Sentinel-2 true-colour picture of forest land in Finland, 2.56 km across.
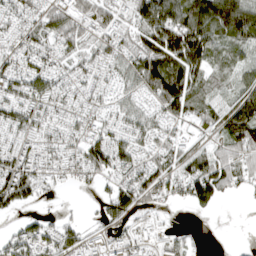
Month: April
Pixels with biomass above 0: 78%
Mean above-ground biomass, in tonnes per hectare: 79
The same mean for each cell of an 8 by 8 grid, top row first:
75 70 71 73 118 138 151 170
64 72 71 72 113 165 125 68
104 96 65 56 128 156 66 61
92 85 73 48 60 88 68 111
64 64 84 107 60 67 41 114
149 63 64 75 114 95 160 80
68 7 5 84 46 19 46 2
99 99 79 63 32 35 2 1
